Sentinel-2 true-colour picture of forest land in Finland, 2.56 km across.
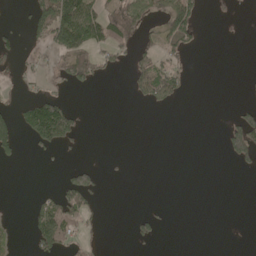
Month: May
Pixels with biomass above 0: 22%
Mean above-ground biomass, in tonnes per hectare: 29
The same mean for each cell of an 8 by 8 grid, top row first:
3 117 162 69 59 92 6 3
24 48 94 60 26 54 0 0
14 22 49 7 74 59 0 1
37 149 21 0 3 3 0 28
56 80 14 0 0 0 0 83
0 0 48 2 0 0 0 6
1 51 58 0 3 1 0 0
9 90 30 0 21 0 0 0
